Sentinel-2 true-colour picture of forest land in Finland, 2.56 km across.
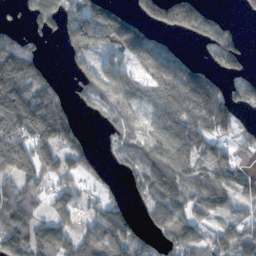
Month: November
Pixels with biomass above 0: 69%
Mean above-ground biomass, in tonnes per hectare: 88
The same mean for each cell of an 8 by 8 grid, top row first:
10 73 70 122 79 165 65 11
110 9 42 65 137 35 52 62
199 50 41 98 86 164 116 54
229 182 22 66 58 133 187 52
139 122 57 31 83 118 93 42
107 81 49 14 92 152 119 75
151 44 46 80 45 111 90 48
145 112 96 116 63 93 69 97
